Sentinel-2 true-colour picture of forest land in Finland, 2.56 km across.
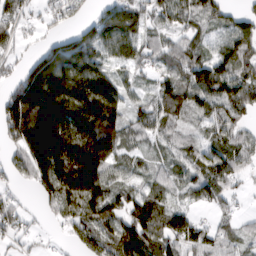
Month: March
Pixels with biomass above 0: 82%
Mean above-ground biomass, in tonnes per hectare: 95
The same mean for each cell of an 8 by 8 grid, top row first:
52 37 37 93 65 75 99 64
25 81 130 85 60 67 49 112
69 262 173 95 32 79 147 119
176 250 202 144 56 80 69 72
103 299 203 139 43 57 71 78
41 177 233 77 49 55 95 46
43 41 144 114 113 68 34 17
26 7 62 126 154 98 77 51
